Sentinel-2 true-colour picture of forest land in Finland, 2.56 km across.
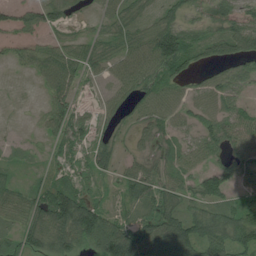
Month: July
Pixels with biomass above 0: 79%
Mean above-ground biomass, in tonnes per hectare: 56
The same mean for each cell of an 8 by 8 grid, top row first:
46 54 16 41 32 44 47 60
26 44 43 45 72 122 54 67
2 59 40 33 63 50 37 57
2 50 35 39 58 47 50 52
15 26 57 41 20 36 54 63
23 32 31 29 70 45 64 47
48 132 126 35 66 77 71 84
45 86 81 121 115 142 104 98
